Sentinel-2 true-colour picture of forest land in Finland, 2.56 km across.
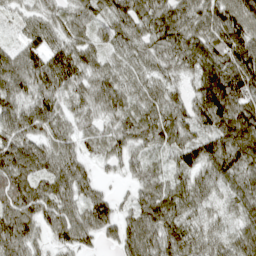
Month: April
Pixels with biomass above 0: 95%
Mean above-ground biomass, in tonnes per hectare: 76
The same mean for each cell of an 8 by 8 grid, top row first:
36 54 57 75 83 90 98 113
47 79 78 58 60 90 96 107
86 86 70 76 68 46 116 125
77 79 58 70 74 73 137 121
88 63 48 63 58 72 78 119
98 77 64 15 56 53 68 73
102 80 69 55 82 89 54 66
101 43 69 39 99 101 64 75
